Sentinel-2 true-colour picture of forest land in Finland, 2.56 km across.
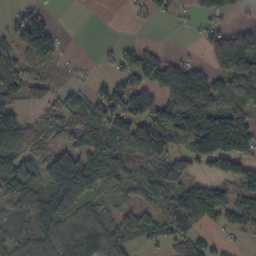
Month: October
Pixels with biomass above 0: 67%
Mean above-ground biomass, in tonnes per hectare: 76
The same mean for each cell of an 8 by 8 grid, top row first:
38 40 0 0 16 16 60 23
73 98 1 18 34 6 55 125
78 45 14 41 63 118 80 95
82 54 72 108 104 143 146 100
90 45 68 87 156 61 158 145
123 100 173 86 85 123 54 78
60 126 96 55 77 95 101 84
68 100 108 116 73 74 39 14
